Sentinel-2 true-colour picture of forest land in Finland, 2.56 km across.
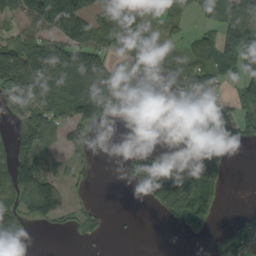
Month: September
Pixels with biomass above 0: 51%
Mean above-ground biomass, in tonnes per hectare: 55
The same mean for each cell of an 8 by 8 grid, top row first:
35 114 122 141 70 37 35 82
85 103 93 61 141 20 59 123
85 80 96 52 20 42 69 39
65 80 92 35 2 0 38 47
82 66 45 0 5 26 43 26
124 96 15 0 64 119 118 0
81 121 23 3 5 87 88 2
57 0 15 2 0 1 18 46
